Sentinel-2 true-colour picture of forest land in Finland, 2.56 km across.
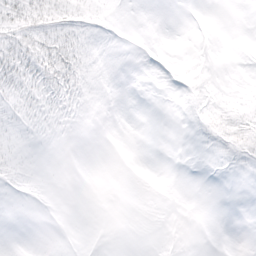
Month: March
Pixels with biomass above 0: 24%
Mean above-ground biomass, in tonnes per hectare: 3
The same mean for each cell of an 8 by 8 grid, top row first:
16 21 15 1 0 0 0 0
13 19 13 0 0 0 0 0
11 15 14 0 0 2 5 0
4 3 4 0 0 1 10 9
2 0 0 0 0 0 4 14
5 0 0 0 0 0 0 0
0 0 0 0 0 0 0 0
0 0 0 0 0 0 0 0
